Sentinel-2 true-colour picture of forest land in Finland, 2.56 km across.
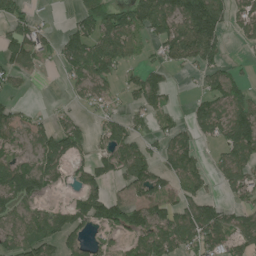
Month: July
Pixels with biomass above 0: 63%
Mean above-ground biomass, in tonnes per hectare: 74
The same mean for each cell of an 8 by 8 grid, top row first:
74 5 60 92 127 125 210 54
94 34 111 115 39 106 138 14
40 1 74 54 88 11 71 56
53 19 23 30 62 24 89 115
54 90 77 98 57 95 31 124
109 94 51 59 119 81 47 95
74 55 91 87 85 81 92 62
81 99 60 34 92 108 100 61
